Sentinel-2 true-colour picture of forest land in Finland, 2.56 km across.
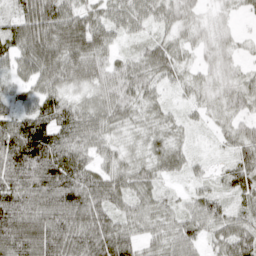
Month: April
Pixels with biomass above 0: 93%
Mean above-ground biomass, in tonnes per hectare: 57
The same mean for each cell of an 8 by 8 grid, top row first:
49 92 67 55 55 49 20 17
67 96 87 41 37 48 29 18
36 65 52 56 57 32 28 38
53 83 65 63 42 20 29 41
110 103 63 39 34 35 8 55
82 109 85 62 48 25 21 58
103 91 104 61 43 28 46 33
117 104 86 95 36 50 32 79
